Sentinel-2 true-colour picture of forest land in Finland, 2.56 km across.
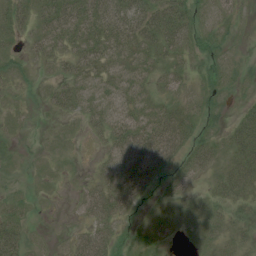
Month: July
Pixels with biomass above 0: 71%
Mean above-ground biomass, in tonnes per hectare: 21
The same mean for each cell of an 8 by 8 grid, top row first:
26 38 48 41 41 44 16 7
9 26 30 34 33 26 19 5
8 8 26 27 25 18 15 10
4 8 21 27 33 32 17 13
3 3 2 32 57 41 21 34
3 5 2 39 50 17 12 40
14 1 12 43 9 12 17 18
33 4 27 29 8 4 13 16
